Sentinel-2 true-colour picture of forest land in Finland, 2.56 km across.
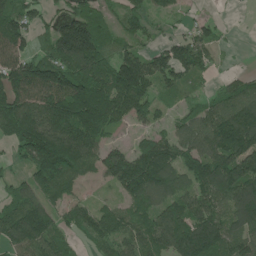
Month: June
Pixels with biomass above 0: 81%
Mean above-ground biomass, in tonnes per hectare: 112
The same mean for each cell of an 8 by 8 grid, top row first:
122 46 133 54 78 29 16 3
108 97 227 99 50 87 68 1
159 176 180 188 137 75 24 48
187 163 216 143 89 34 82 150
118 239 203 53 80 106 130 181
37 192 103 97 174 106 155 169
111 110 68 69 97 121 125 144
120 120 41 97 104 159 168 100
